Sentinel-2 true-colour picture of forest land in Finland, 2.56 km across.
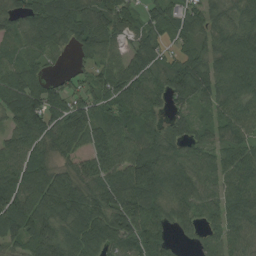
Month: August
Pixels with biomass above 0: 91%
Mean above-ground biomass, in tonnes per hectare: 83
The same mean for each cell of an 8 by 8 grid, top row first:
68 108 83 93 61 71 65 71
51 70 57 51 83 48 68 123
86 54 42 74 91 96 109 105
88 102 110 77 71 48 51 82
71 71 69 105 96 77 58 74
88 96 80 93 143 100 55 91
114 116 118 117 121 74 65 97
76 117 102 108 119 34 47 66
